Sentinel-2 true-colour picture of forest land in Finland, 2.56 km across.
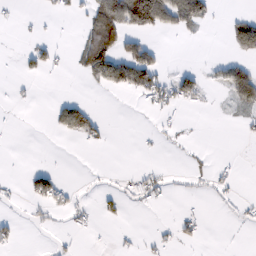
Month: February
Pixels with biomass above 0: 21%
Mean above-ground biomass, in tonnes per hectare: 20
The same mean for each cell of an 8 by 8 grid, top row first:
5 5 12 102 147 87 31 17
3 30 35 78 51 0 0 47
6 6 10 61 47 45 16 57
2 8 49 0 5 14 3 15
0 0 10 4 2 5 2 2
2 39 1 3 23 4 16 6
5 30 13 13 10 3 5 12
14 2 5 2 5 18 2 0
